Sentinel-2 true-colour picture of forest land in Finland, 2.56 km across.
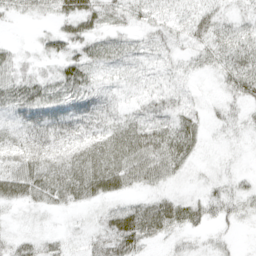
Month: April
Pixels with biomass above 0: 81%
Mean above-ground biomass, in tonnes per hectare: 30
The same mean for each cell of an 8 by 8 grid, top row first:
15 17 52 28 21 19 31 19
11 23 29 28 18 20 32 34
34 28 43 14 17 16 6 44
31 46 41 23 25 37 14 20
36 54 46 38 49 54 8 7
53 57 58 56 41 18 12 15
20 27 22 26 48 50 34 27
29 26 16 65 57 22 14 6
